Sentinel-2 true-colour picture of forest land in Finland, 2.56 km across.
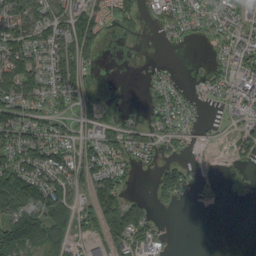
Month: September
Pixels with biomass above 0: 56%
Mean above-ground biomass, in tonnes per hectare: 46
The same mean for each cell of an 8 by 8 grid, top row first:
84 72 62 32 25 43 33 41
82 67 77 1 0 7 6 35
102 56 52 0 11 13 23 43
70 41 40 18 20 45 4 31
68 85 50 58 50 28 6 20
129 76 72 75 7 76 5 7
105 128 46 129 63 11 2 0
136 88 29 93 59 1 0 0
